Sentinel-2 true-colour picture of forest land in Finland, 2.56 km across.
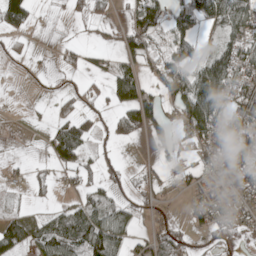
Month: May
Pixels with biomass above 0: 55%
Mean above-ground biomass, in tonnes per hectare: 45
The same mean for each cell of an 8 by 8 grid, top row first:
101 2 16 14 102 61 74 102
13 2 17 17 52 34 27 72
1 3 10 58 46 71 124 63
1 8 57 35 112 42 137 75
1 26 72 20 10 47 66 70
9 20 42 17 10 20 43 72
17 22 69 66 16 4 45 45
62 87 109 98 27 46 17 31
